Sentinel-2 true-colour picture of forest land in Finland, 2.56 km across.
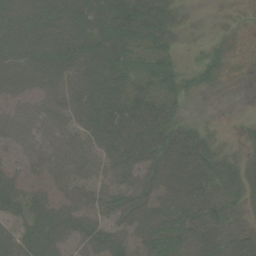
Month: August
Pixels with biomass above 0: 81%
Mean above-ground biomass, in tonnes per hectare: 44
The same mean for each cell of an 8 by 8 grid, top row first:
66 72 70 70 64 19 0 0
55 64 76 59 44 18 5 0
46 48 60 56 44 27 11 0
42 56 56 74 76 27 0 0
42 63 53 66 81 81 27 10
35 41 41 45 66 60 52 34
40 50 48 53 52 46 60 26
43 49 45 55 38 44 43 40
